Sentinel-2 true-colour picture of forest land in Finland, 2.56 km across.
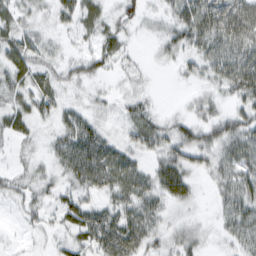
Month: February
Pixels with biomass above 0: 78%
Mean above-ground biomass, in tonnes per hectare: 33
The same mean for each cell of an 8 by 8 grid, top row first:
30 18 42 23 22 39 68 84
44 24 13 31 4 31 49 64
38 29 28 12 9 8 28 70
40 26 28 15 34 9 26 40
17 19 63 33 40 48 47 59
24 23 48 56 37 54 23 47
11 23 41 35 45 22 6 51
4 10 30 54 44 32 15 39
